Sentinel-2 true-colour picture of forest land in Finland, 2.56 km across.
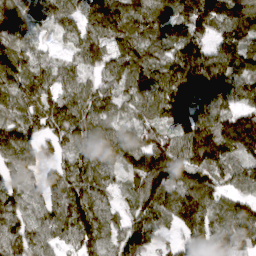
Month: April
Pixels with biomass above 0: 94%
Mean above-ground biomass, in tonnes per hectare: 119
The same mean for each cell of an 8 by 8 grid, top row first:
119 107 110 159 139 148 171 179
103 36 111 131 115 131 96 136
115 97 82 90 131 137 148 124
101 130 123 95 85 129 120 119
139 86 104 120 143 111 154 142
105 85 141 76 179 124 130 69
122 120 160 74 134 158 128 103
146 90 123 97 112 61 120 128
